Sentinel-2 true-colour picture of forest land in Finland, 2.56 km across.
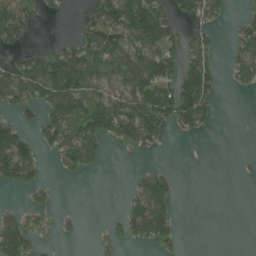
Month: July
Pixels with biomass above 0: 45%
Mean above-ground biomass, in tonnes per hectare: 57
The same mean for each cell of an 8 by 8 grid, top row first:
89 16 21 124 190 67 62 19
44 27 100 110 99 51 51 70
114 141 136 70 108 95 79 62
46 76 103 121 118 119 59 0
99 59 129 26 60 2 0 0
77 9 25 0 46 23 0 4
21 25 3 0 125 41 0 0
124 7 6 19 66 39 0 0
